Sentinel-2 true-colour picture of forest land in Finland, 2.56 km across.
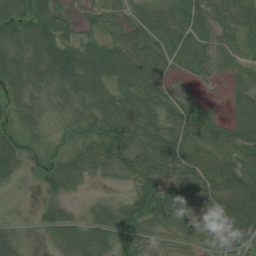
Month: July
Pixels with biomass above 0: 87%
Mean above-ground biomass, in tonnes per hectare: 53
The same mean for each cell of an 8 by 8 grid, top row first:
81 67 20 27 47 52 56 57
76 83 62 60 58 54 45 53
71 70 79 73 58 15 12 29
46 36 45 71 68 51 29 43
41 17 49 78 68 90 85 77
36 41 59 32 65 60 70 90
3 46 20 41 66 54 52 103
44 21 83 51 24 28 35 50
